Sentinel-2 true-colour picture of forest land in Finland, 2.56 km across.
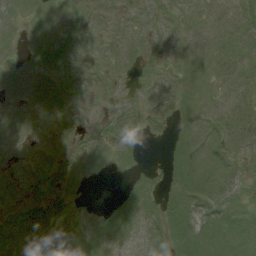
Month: August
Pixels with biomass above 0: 74%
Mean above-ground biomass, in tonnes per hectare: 9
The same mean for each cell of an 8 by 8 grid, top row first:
5 7 7 7 8 10 10 15
4 6 6 9 10 11 11 12
7 7 6 8 6 10 10 15
3 7 5 8 10 10 11 17
2 4 6 11 5 10 12 15
6 7 7 2 6 11 13 10
10 13 1 3 12 12 10 11
16 4 4 8 9 12 12 12
